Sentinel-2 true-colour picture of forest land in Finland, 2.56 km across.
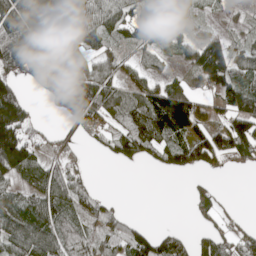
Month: May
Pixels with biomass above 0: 67%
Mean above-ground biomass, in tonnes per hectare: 73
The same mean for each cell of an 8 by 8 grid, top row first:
130 131 107 95 97 57 15 9
131 119 98 45 71 34 93 44
82 114 105 82 71 32 80 84
165 15 110 76 116 171 46 111
186 39 23 62 117 76 100 110
76 106 46 0 0 18 16 3
81 107 65 37 0 0 46 7
97 107 59 66 97 75 58 68
